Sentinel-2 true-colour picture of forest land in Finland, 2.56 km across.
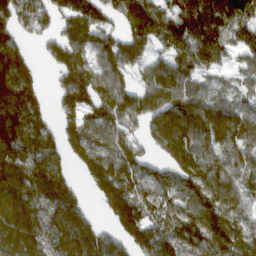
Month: March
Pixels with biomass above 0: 84%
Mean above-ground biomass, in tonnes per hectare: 128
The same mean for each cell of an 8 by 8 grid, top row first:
144 116 121 77 134 146 167 107
132 75 139 107 107 114 151 92
212 18 182 127 80 129 52 54
207 68 118 124 134 163 148 118
206 120 133 103 60 161 142 140
153 235 54 166 102 122 158 104
163 135 97 170 128 113 118 90
190 133 213 102 151 147 139 98
